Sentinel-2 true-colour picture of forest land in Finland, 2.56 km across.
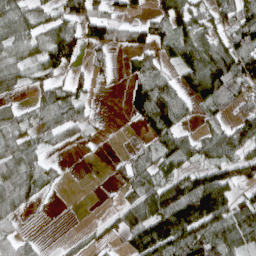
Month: April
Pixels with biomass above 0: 63%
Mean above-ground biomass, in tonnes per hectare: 60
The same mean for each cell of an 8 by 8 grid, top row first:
81 44 78 44 28 85 54 76
67 82 58 48 56 70 89 84
56 47 34 11 88 52 149 101
30 68 46 0 90 92 28 56
68 30 19 1 24 67 64 95
93 33 1 14 51 66 87 75
47 2 0 19 110 163 154 76
34 4 12 25 126 117 106 76
